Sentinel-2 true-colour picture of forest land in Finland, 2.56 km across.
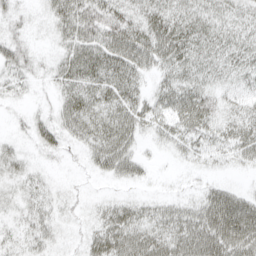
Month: April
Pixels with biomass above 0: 74%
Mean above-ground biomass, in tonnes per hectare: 29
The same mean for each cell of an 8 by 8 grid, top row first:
21 21 54 41 36 37 30 21
35 8 46 48 50 50 34 28
27 15 47 43 19 37 28 22
6 15 52 38 32 45 45 27
12 30 20 48 11 21 23 36
21 10 3 21 12 3 10 4
18 22 9 25 21 26 49 52
20 20 12 44 41 42 56 59
